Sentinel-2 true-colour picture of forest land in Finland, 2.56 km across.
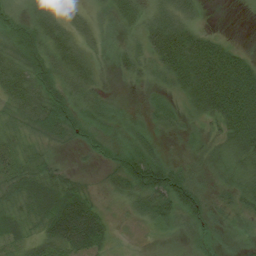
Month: August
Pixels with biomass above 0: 90%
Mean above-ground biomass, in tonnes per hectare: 41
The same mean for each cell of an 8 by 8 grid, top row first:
40 38 24 34 33 47 6 1
68 55 38 21 40 84 75 19
57 74 41 9 26 47 102 88
35 83 40 26 19 28 54 102
31 32 24 26 36 9 24 52
45 46 18 31 97 62 21 32
37 56 79 15 43 58 43 34
29 55 87 27 4 8 23 17
